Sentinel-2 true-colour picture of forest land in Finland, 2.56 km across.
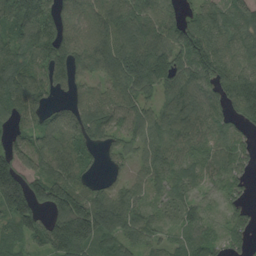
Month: August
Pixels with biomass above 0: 88%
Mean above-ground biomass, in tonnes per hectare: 88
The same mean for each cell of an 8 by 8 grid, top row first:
131 87 90 107 102 84 85 95
86 103 94 110 125 123 117 67
111 79 58 79 121 121 95 105
85 63 91 90 69 114 81 99
64 80 83 54 79 73 56 58
171 122 75 28 61 64 53 59
161 97 150 122 55 68 41 47
66 109 157 85 64 44 72 49
